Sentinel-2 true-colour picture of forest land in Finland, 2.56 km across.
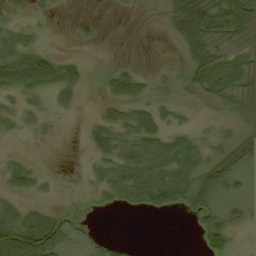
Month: September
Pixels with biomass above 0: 55%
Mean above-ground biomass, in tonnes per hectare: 23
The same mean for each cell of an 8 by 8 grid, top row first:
19 8 6 2 0 64 83 70
28 9 4 0 0 17 65 25
20 16 10 10 11 15 52 43
14 12 4 12 25 10 2 30
1 3 2 35 38 22 19 38
29 6 6 34 35 29 44 28
38 15 5 10 14 13 48 27
84 68 10 11 0 0 37 7
